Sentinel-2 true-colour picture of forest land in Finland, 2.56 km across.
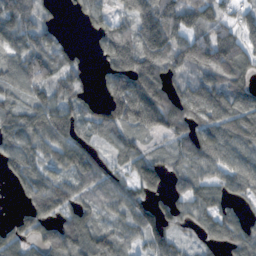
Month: November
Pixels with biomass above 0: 81%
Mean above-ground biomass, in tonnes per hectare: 79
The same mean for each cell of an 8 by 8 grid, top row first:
129 30 34 67 121 96 54 45
85 67 14 108 131 97 119 91
76 48 42 88 170 70 88 102
84 116 69 108 162 128 123 117
84 78 73 49 46 68 100 98
67 68 77 64 114 51 63 88
17 99 63 54 76 62 75 28
62 66 58 86 66 60 40 68
